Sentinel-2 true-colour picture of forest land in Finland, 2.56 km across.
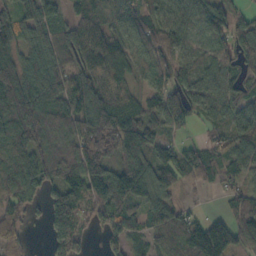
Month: October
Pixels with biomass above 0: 86%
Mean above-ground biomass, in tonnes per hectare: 89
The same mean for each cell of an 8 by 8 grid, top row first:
102 92 90 117 74 67 104 49
88 91 111 97 83 74 58 82
119 105 87 82 39 85 88 90
108 116 109 116 99 117 72 105
113 110 114 121 128 68 58 88
99 88 124 128 123 100 57 54
60 82 65 112 81 66 6 81
60 41 65 58 55 87 200 82
